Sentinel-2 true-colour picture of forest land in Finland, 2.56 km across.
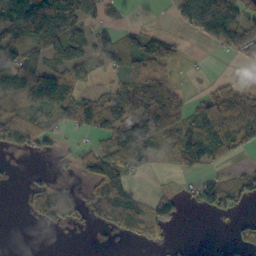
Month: October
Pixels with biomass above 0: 56%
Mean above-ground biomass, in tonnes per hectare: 58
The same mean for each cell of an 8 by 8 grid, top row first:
168 130 86 24 0 33 160 85
93 77 71 77 66 27 15 79
142 124 51 35 90 21 13 17
64 93 86 99 123 88 82 134
69 31 16 82 120 72 98 102
1 12 31 88 21 16 22 32
2 68 30 96 45 48 49 27
0 0 1 9 44 12 0 24
